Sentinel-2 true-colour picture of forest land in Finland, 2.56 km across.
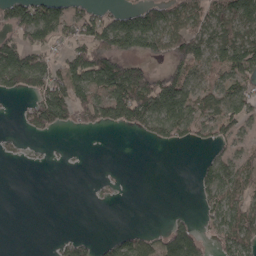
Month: April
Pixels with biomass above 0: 51%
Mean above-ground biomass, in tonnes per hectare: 57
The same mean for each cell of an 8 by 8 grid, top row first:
104 99 64 58 108 76 75 100
109 61 86 108 78 89 80 104
98 92 105 156 125 105 51 66
11 134 73 109 128 114 58 69
10 6 1 0 12 34 31 36
0 0 0 7 0 0 61 69
0 0 0 3 0 4 45 77
0 3 40 45 57 128 32 88
